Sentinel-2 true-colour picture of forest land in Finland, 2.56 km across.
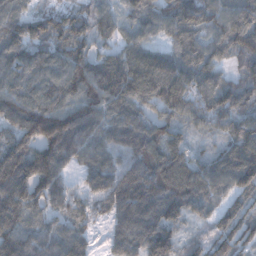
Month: December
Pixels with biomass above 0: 93%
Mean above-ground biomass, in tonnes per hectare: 109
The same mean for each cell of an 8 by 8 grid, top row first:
99 71 64 70 104 123 123 152
117 107 94 63 96 101 114 119
107 121 148 146 150 136 103 70
134 172 159 133 85 97 112 112
105 149 137 112 139 86 26 129
175 147 52 117 139 159 124 155
135 79 57 83 101 120 59 77
122 104 90 33 125 69 57 91
